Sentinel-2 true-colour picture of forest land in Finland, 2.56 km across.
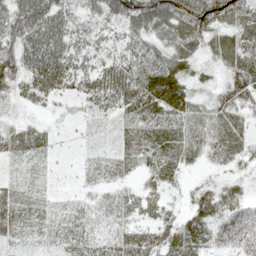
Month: May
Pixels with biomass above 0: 88%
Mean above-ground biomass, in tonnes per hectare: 45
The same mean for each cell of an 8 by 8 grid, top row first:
68 87 37 60 79 81 80 48
69 90 48 40 39 44 34 55
59 77 50 71 63 62 18 61
16 17 16 35 72 63 49 44
43 23 6 13 45 59 53 49
17 10 11 32 29 28 12 23
34 23 29 35 48 18 75 65
20 25 50 46 65 60 61 54
